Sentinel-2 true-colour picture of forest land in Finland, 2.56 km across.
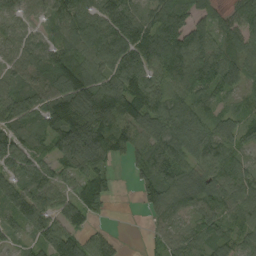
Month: August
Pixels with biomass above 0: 87%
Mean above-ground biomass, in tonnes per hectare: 80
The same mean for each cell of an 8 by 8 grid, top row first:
49 54 86 117 68 107 64 104
57 60 95 116 146 179 108 63
51 73 123 91 103 117 127 66
75 76 124 135 112 84 49 44
76 58 174 93 70 85 87 48
58 63 71 43 72 85 76 75
68 79 106 20 47 64 69 88
28 76 80 47 15 66 67 63
